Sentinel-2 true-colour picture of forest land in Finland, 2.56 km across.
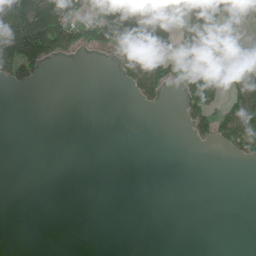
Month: June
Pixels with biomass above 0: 24%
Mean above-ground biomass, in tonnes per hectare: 39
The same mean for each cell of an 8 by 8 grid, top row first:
227 208 72 99 50 5 78 35
179 154 84 91 178 107 58 50
65 5 0 5 99 76 115 86
0 0 0 0 8 7 98 131
0 0 0 0 0 0 24 92
0 0 0 0 0 0 0 0
0 0 0 0 0 0 0 0
0 0 0 0 0 0 0 0
